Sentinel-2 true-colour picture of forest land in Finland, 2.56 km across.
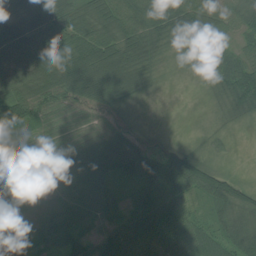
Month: July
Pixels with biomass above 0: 96%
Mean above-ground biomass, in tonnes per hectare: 59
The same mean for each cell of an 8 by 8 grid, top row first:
68 89 73 84 77 81 97 64
61 71 110 102 91 35 89 44
73 111 157 150 58 12 33 78
134 72 71 65 14 6 13 42
49 48 48 56 43 33 23 6
32 37 76 46 63 94 74 21
16 31 58 37 40 68 33 54
21 52 33 48 51 62 67 60
